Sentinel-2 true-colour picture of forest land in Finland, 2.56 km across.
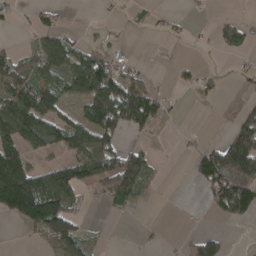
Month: April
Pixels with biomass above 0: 46%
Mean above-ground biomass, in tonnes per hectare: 59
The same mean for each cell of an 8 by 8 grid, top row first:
15 35 0 10 19 15 6 28
22 90 57 27 0 5 9 57
93 82 121 151 46 18 23 17
129 109 64 163 136 10 1 49
99 90 105 75 28 5 32 168
192 105 104 123 76 0 107 167
141 169 33 22 4 2 22 95
0 68 78 1 6 6 52 1
